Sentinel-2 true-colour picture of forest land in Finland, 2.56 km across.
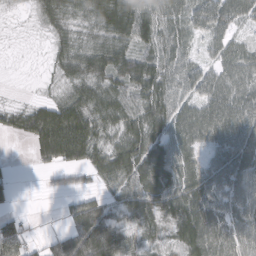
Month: March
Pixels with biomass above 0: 82%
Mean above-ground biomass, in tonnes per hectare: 59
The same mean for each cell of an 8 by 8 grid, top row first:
7 45 40 90 89 62 74 56
2 20 45 71 59 60 30 45
1 13 55 58 82 59 56 66
38 79 87 72 80 72 76 83
4 114 117 58 85 75 57 86
8 20 27 68 88 78 66 79
10 0 66 37 83 84 85 68
72 29 98 83 41 46 106 78
